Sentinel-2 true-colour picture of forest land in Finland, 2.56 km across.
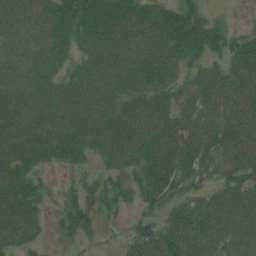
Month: July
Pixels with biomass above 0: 85%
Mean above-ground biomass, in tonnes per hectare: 43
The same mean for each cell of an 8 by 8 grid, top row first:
54 59 70 79 60 55 21 1
37 48 31 58 61 57 52 48
40 35 39 53 42 31 36 55
51 48 51 50 57 36 48 59
63 59 53 57 55 63 52 56
51 9 12 22 36 42 26 45
69 16 38 25 22 29 38 44
40 9 17 4 38 46 40 35
